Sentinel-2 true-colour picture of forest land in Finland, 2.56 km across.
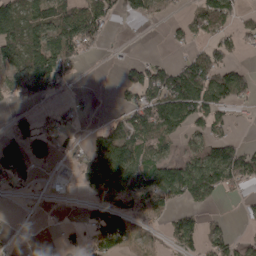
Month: April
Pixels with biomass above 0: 54%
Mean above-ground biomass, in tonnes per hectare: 60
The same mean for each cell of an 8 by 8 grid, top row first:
88 93 98 48 47 18 93 31
80 117 93 3 0 13 56 28
65 112 15 5 107 117 121 96
34 21 14 17 105 102 80 17
79 94 17 172 81 33 69 35
86 15 59 165 92 138 147 95
2 2 14 104 68 31 32 8
8 2 19 106 22 21 46 26
